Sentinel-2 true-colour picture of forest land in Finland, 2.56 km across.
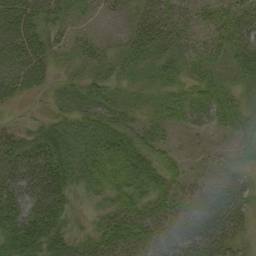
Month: September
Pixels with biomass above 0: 84%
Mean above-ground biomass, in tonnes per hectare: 39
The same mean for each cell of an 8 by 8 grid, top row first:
71 55 17 8 35 33 23 40
69 47 25 17 49 39 28 39
65 32 29 33 22 28 28 21
5 20 56 47 20 30 43 36
41 51 62 84 39 9 7 13
50 67 50 65 58 22 23 23
48 64 10 38 43 41 55 40
51 55 31 59 51 53 49 22
